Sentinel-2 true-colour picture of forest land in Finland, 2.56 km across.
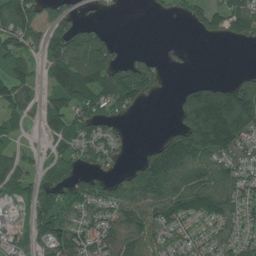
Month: July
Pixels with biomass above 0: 67%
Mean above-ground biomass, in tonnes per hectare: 85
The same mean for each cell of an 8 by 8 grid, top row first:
120 65 31 3 2 16 81 106
89 107 128 76 8 14 0 7
88 63 158 120 105 3 26 50
75 108 100 70 9 53 259 220
34 40 70 66 15 139 218 126
90 63 62 51 143 138 106 89
34 100 90 100 144 140 147 95
52 112 107 103 129 71 90 92
